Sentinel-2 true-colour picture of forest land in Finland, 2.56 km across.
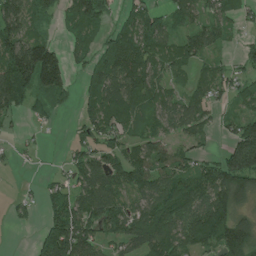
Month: June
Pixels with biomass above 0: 71%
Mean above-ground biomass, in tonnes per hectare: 79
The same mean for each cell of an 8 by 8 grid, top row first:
121 59 123 47 75 61 69 44
144 113 48 82 93 80 71 36
158 138 29 105 112 49 69 52
57 49 48 103 64 85 43 48
15 7 62 69 74 48 25 130
4 12 71 105 92 99 107 176
27 51 100 96 79 109 139 82
0 116 130 56 95 98 115 173
